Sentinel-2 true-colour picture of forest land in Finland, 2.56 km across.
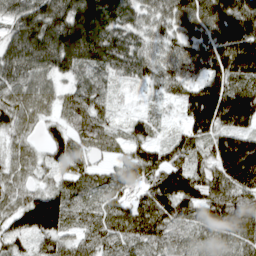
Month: April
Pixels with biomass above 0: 95%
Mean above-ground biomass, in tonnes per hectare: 92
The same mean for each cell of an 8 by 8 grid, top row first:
105 149 187 151 76 120 136 154
131 163 180 127 77 85 111 179
87 59 62 55 60 86 104 95
76 39 83 38 28 25 197 168
45 52 64 53 68 72 80 127
50 33 65 50 75 151 82 147
74 146 54 73 94 115 100 108
63 62 59 73 83 61 67 77
